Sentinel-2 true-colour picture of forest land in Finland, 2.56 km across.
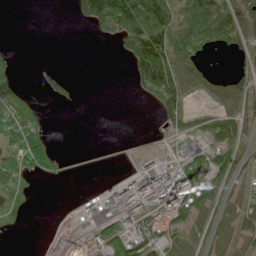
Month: June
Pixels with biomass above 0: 50%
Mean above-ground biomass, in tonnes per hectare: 56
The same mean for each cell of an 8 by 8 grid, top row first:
0 0 52 183 180 115 149 84
5 0 0 9 210 140 68 46
50 16 4 0 114 135 45 45
83 9 0 0 2 87 35 58
69 63 0 3 5 43 80 50
51 27 2 2 118 90 46 32
40 2 41 139 108 108 73 51
2 38 59 76 97 55 52 60
